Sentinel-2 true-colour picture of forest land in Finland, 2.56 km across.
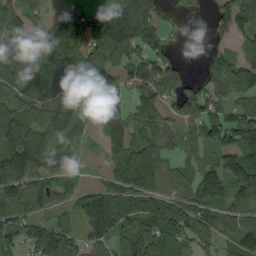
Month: September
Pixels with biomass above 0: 81%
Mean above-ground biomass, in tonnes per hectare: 98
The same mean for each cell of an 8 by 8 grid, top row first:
89 55 140 185 173 10 21 106
87 183 138 175 125 27 23 59
97 164 139 101 120 95 60 131
116 117 110 162 49 56 118 72
128 74 37 100 103 35 96 143
119 84 27 66 151 75 111 187
108 56 33 75 111 110 126 101
81 136 43 41 131 104 57 91
